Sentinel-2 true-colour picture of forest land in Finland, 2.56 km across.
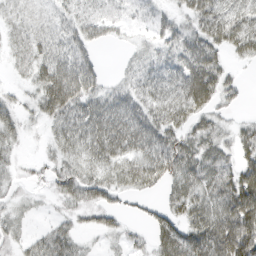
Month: March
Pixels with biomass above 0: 77%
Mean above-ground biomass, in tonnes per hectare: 41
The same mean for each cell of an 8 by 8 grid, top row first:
24 27 37 28 14 25 52 42
26 54 44 7 18 38 50 35
10 74 87 13 42 52 67 15
28 49 62 69 54 59 40 8
22 18 59 74 64 54 41 36
17 26 52 39 67 58 53 54
18 7 37 32 14 37 57 75
22 43 21 13 15 68 86 83
